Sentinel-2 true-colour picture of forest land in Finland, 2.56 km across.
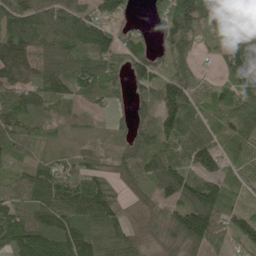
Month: June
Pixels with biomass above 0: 89%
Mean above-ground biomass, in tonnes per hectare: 98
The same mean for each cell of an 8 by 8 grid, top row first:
141 119 120 80 23 155 89 77
135 100 138 115 66 124 67 116
93 140 135 92 120 164 28 112
112 82 56 45 63 177 79 119
78 48 29 32 96 110 110 86
46 102 74 48 70 141 131 40
96 117 107 87 67 110 225 76
141 129 119 69 66 133 138 66
